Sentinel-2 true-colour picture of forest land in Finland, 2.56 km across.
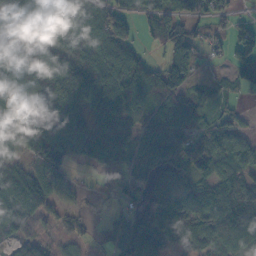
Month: October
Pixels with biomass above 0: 81%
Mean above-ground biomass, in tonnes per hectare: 83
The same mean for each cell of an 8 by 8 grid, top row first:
86 83 118 101 54 75 52 22
79 98 138 151 37 99 40 94
139 153 178 147 112 110 26 77
151 121 94 78 85 95 59 31
83 90 68 87 71 79 95 62
83 101 9 30 48 66 72 84
98 54 27 28 41 101 118 142
58 44 37 56 117 84 97 112
